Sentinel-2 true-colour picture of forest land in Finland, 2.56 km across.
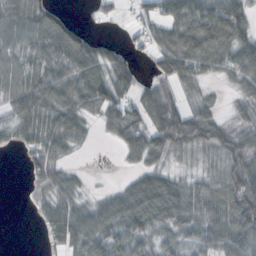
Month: October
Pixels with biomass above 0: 76%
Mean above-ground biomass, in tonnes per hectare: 54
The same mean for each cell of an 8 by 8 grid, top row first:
56 52 4 15 28 72 87 65
49 61 69 27 24 86 86 69
58 62 70 73 23 68 32 63
50 68 59 55 67 77 48 32
31 69 31 17 83 88 80 86
0 72 15 1 52 28 48 106
0 49 49 61 87 76 71 106
0 27 68 68 47 38 62 83
